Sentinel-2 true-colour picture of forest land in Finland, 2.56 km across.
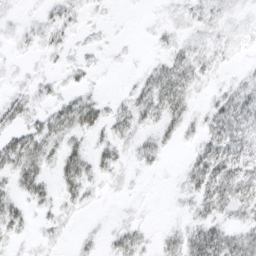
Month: March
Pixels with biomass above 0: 63%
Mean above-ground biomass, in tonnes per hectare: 16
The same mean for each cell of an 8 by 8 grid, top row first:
4 10 9 2 1 6 10 6
5 13 8 4 1 14 12 7
4 9 10 1 16 40 10 8
22 19 39 17 30 28 18 33
32 29 14 22 16 9 29 36
28 16 34 10 3 4 39 37
19 15 12 1 2 3 21 24
9 8 7 12 12 18 40 26
